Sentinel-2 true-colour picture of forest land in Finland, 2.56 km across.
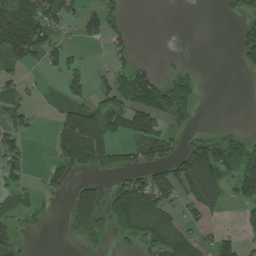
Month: July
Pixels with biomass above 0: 41%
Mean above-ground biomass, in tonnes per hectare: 51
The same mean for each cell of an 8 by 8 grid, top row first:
97 81 46 48 0 2 0 30
112 65 16 22 0 1 0 67
38 7 44 67 102 71 0 2
57 1 78 82 126 106 0 0
44 15 150 92 95 35 82 68
33 28 26 26 61 89 141 105
43 17 122 91 102 42 67 37
21 2 35 32 60 82 31 45
